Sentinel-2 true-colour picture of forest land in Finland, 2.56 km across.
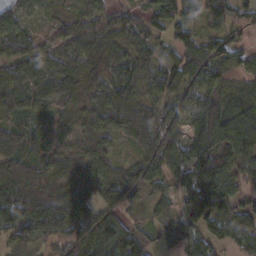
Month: February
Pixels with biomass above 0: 87%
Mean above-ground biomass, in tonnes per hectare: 71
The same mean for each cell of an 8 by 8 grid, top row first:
52 17 38 60 49 75 57 50
85 48 57 46 47 63 62 51
82 95 46 49 59 68 78 46
74 59 44 90 64 66 92 97
82 46 49 41 73 87 106 97
114 75 59 82 83 73 108 62
161 171 78 93 28 54 131 83
41 58 94 108 47 49 68 79
